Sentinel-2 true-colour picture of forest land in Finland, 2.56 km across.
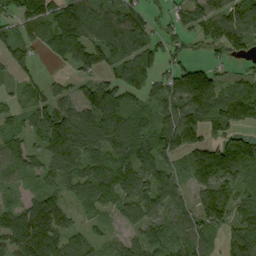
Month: September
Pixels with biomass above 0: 84%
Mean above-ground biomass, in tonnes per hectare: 88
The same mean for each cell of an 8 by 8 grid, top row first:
88 112 139 102 76 64 104 114
76 72 119 112 108 65 57 98
45 30 45 60 89 93 114 60
45 93 86 109 72 114 145 138
62 91 97 97 103 114 90 102
57 62 88 117 95 65 119 82
59 101 40 67 105 81 95 85
94 110 66 44 76 99 82 120
